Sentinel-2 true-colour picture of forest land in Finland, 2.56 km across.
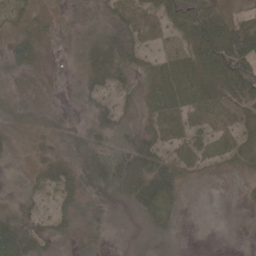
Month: May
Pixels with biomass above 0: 71%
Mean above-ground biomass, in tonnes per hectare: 23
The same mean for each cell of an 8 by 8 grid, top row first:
23 10 11 28 24 34 54 20
38 7 14 38 22 17 64 69
12 3 9 23 21 52 43 68
21 19 5 19 16 32 30 24
8 10 35 26 40 17 27 24
4 18 33 50 51 25 6 9
25 8 10 26 35 17 0 3
55 21 10 5 12 5 0 3
